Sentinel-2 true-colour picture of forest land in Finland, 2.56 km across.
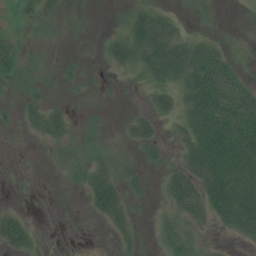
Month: July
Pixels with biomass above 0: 61%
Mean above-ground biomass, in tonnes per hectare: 30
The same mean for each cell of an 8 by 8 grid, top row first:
15 21 7 6 42 19 13 5
25 8 4 31 64 67 40 8
33 13 15 10 29 50 86 38
17 38 9 6 19 39 111 85
2 22 30 19 34 21 81 90
1 4 26 42 19 45 80 58
12 0 5 48 8 39 46 64
47 5 1 10 10 40 18 17
